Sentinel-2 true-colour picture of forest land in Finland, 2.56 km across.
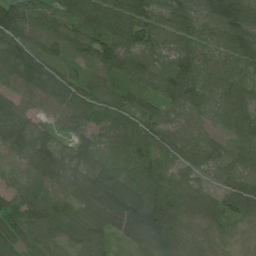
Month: July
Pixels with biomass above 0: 96%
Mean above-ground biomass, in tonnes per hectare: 69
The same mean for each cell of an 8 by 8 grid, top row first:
107 56 100 103 86 82 71 98
105 49 64 99 79 57 39 77
82 91 56 60 62 91 65 60
76 45 57 60 59 38 52 68
100 81 46 46 64 61 53 55
39 102 68 90 87 32 23 51
69 88 66 145 117 66 56 80
66 73 65 44 90 71 28 16
